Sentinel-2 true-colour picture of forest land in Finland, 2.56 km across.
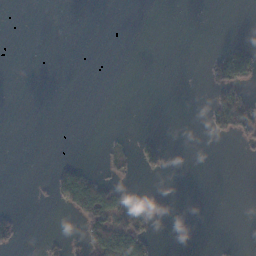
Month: November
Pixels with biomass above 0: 12%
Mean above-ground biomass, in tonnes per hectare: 13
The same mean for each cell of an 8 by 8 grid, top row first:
0 0 0 0 0 0 0 0
0 0 0 0 0 0 2 32
0 0 0 0 0 0 21 78
0 0 0 0 0 0 22 80
0 0 0 13 21 0 1 9
0 10 83 17 6 0 0 0
5 2 79 94 25 0 0 0
25 10 13 104 50 0 0 2
